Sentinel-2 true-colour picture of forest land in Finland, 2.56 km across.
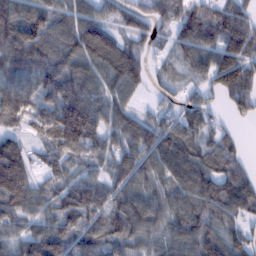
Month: February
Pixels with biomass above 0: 88%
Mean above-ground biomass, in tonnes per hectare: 93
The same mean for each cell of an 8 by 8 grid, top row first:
104 96 93 61 78 125 137 130
128 120 110 127 63 75 102 159
110 115 111 86 68 41 71 155
128 100 187 90 36 56 65 62
67 68 126 67 101 104 66 31
160 55 55 70 61 91 109 81
105 68 110 99 103 81 100 111
64 80 93 97 68 80 94 83
